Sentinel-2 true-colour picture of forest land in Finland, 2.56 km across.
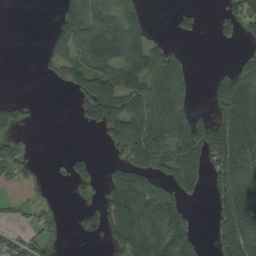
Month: August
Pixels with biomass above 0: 50%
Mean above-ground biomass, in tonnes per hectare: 89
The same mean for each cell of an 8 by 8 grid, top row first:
0 2 136 96 67 29 3 84
0 38 134 164 158 40 0 17
0 23 110 182 162 180 27 198
35 0 40 192 149 180 46 241
37 0 0 56 162 149 189 232
40 9 41 71 114 126 82 131
13 22 27 135 226 138 14 148
44 40 6 65 243 182 29 162
